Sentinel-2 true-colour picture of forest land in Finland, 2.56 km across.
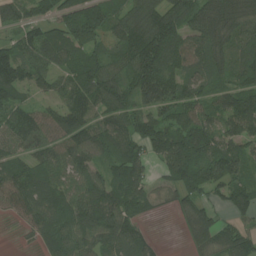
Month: July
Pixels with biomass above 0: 88%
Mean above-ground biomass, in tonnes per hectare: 102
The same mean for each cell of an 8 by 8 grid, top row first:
89 79 142 84 130 121 187 157
94 104 107 67 187 157 131 87
135 72 111 104 183 149 81 81
93 78 139 105 106 109 73 133
63 84 125 121 115 133 132 105
96 77 85 97 80 109 144 97
62 84 101 116 46 50 81 90
3 49 94 109 88 2 89 110
